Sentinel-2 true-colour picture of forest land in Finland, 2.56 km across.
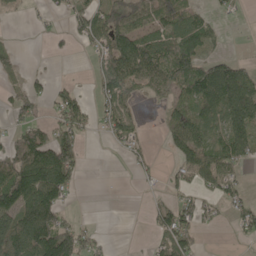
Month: May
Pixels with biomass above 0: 54%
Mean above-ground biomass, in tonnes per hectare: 62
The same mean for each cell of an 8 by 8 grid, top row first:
6 18 58 90 84 99 32 11
22 13 19 119 101 107 59 3
20 32 6 87 73 86 146 116
57 29 86 73 9 66 85 118
85 119 57 19 28 71 81 106
159 150 28 0 15 36 70 40
121 134 7 0 14 88 34 54
125 157 99 16 5 99 2 16
